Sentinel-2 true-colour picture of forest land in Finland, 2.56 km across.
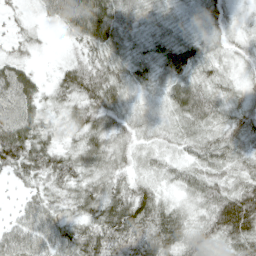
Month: April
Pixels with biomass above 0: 94%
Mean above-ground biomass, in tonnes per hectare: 47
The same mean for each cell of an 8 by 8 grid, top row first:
15 30 95 73 29 18 45 20
22 5 30 52 30 60 36 23
62 14 67 53 38 57 31 23
59 28 46 54 31 51 52 39
90 43 45 52 27 30 45 42
33 56 50 48 32 32 47 45
19 46 47 68 68 38 53 119
62 63 70 74 72 67 51 68
